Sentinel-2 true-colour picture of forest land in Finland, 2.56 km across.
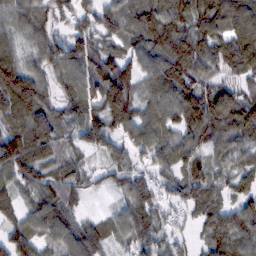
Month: February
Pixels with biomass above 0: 91%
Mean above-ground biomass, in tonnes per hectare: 85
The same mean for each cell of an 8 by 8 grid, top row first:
81 78 74 84 103 104 107 116
55 81 103 54 99 143 102 102
134 69 84 149 79 125 70 60
101 94 90 136 75 102 118 113
136 93 58 74 87 87 77 79
97 70 60 48 54 68 74 64
76 91 43 24 85 41 76 75
101 67 107 49 75 44 78 96
